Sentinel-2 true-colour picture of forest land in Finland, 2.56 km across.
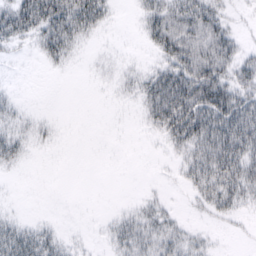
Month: February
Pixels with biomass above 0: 52%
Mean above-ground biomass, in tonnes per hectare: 21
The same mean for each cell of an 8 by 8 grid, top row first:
64 63 58 10 25 44 42 4
12 33 13 2 7 46 48 19
1 0 0 6 23 47 53 32
13 1 0 1 19 58 56 52
25 5 0 0 1 26 49 57
2 0 0 0 0 7 45 48
1 0 0 2 14 4 18 21
42 26 3 15 27 24 7 2
